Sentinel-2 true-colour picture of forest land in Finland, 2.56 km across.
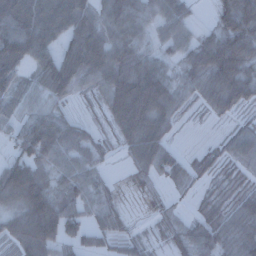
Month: December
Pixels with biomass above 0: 81%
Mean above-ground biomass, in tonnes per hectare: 71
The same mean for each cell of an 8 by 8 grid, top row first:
117 108 123 90 75 65 8 121
102 77 143 94 59 57 100 105
60 101 90 100 133 65 102 108
41 47 12 75 114 66 30 34
43 109 61 25 104 19 16 67
143 67 74 13 42 59 40 41
73 143 70 45 9 20 47 60
69 111 65 44 31 48 76 81
